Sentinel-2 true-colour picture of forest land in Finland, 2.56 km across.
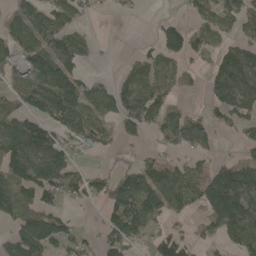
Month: May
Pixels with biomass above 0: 61%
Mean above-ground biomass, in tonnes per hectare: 76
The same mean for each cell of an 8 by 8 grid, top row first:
50 77 41 10 5 16 75 91
67 99 88 4 25 88 55 90
47 111 76 36 113 62 59 136
81 105 100 76 122 59 43 92
138 149 62 33 23 77 47 34
122 150 74 52 95 89 101 122
117 80 18 89 144 48 91 145
86 95 60 90 54 80 32 93
